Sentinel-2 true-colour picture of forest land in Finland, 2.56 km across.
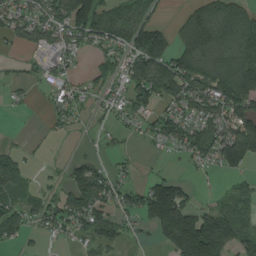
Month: August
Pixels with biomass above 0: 64%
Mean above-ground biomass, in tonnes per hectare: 74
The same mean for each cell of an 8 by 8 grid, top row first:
76 94 154 67 42 19 105 88
28 89 51 68 131 92 135 121
22 40 31 59 145 152 122 156
6 27 36 35 70 69 87 102
14 6 5 19 15 59 102 192
83 9 91 55 21 32 13 42
72 61 113 73 108 205 54 59
44 22 40 63 12 193 244 102
